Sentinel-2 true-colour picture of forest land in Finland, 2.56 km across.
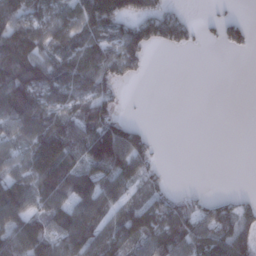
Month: January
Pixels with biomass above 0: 62%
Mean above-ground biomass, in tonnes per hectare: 62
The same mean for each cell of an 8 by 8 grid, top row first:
87 71 97 115 73 37 5 9
124 72 83 67 68 33 4 24
127 102 90 58 7 0 0 0
103 78 78 56 1 0 0 0
55 163 84 156 49 0 0 0
71 153 111 96 58 0 0 0
114 80 91 62 75 68 48 45
99 93 114 84 83 102 87 85
